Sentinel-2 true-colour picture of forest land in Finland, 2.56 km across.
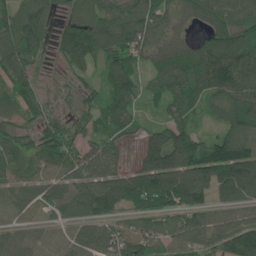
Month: June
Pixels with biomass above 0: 91%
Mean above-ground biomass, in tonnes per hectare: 97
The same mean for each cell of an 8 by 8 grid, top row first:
96 88 93 113 136 80 118 110
132 52 128 121 125 96 124 142
105 31 49 95 57 114 131 150
76 68 53 72 39 63 49 128
92 118 85 76 68 154 110 163
57 71 94 101 117 152 128 164
47 45 59 88 90 108 75 82
83 61 82 98 124 97 100 153
